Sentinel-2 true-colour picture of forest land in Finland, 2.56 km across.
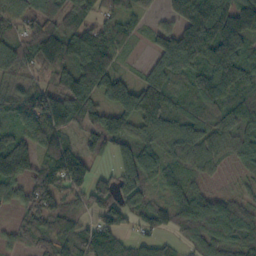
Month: October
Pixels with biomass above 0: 89%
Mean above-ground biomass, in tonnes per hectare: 95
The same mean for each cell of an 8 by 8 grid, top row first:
105 94 82 64 38 110 199 153
106 146 142 103 22 196 200 137
56 50 149 99 65 89 116 114
87 157 101 94 133 84 86 85
114 105 60 81 84 98 80 86
109 113 113 63 102 52 59 50
51 83 46 107 86 98 113 73
45 106 85 76 51 34 99 90
